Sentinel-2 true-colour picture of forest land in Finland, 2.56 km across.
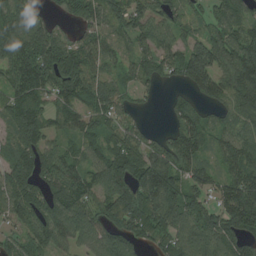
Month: August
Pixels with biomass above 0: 86%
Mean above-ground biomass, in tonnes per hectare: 92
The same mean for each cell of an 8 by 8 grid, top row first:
119 40 67 91 85 67 51 78
126 132 78 62 65 77 122 111
100 115 113 67 59 51 132 126
110 85 94 83 14 53 39 85
97 73 68 96 79 104 61 118
119 88 88 106 129 111 74 108
104 117 102 105 131 119 90 166
51 94 82 118 75 96 122 99
